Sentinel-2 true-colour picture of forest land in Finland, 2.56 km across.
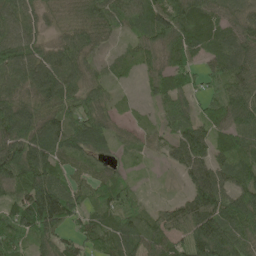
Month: May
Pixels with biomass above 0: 89%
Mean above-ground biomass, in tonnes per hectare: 68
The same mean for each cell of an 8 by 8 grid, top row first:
84 37 61 68 72 95 75 53
99 58 76 17 51 75 63 77
80 103 73 26 27 64 48 69
102 78 76 37 8 75 52 80
101 109 77 43 20 67 75 67
96 96 40 48 7 17 92 65
89 161 66 70 30 48 96 102
93 66 58 68 70 63 132 85
